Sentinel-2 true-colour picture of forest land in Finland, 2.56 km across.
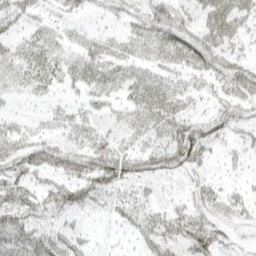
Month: April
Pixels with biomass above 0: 66%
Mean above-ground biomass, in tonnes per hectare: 30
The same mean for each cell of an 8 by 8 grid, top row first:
42 16 15 15 41 40 43 43
23 31 25 22 29 45 43 20
30 29 30 29 34 23 22 42
11 13 18 20 39 36 21 31
37 37 31 27 21 58 33 20
44 27 39 57 40 23 16 9
56 39 32 19 24 16 25 18
59 57 27 6 29 38 44 12
